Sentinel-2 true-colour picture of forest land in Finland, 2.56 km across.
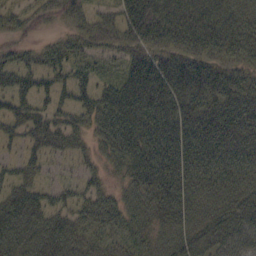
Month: October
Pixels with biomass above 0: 87%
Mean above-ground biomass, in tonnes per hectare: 51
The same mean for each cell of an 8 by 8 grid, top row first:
30 22 35 34 91 64 59 48
29 29 39 41 65 55 53 51
50 37 38 34 94 85 79 46
43 37 39 76 78 69 66 68
22 44 23 59 77 80 76 61
36 18 23 22 63 76 65 57
64 54 46 51 47 62 40 52
54 57 45 36 35 44 43 58
